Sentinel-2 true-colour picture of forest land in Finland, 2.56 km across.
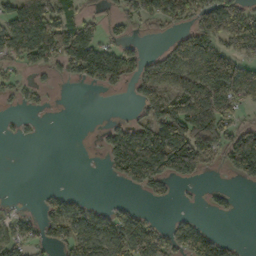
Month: October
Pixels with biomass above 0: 49%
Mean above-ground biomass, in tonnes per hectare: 68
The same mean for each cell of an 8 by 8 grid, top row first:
117 136 45 33 75 69 87 115
116 124 102 56 14 70 110 94
30 17 39 71 80 97 173 122
13 10 0 1 49 124 152 47
8 0 0 111 227 211 125 160
0 0 0 37 154 83 18 63
8 45 55 30 14 6 12 6
62 40 101 129 114 69 76 7
